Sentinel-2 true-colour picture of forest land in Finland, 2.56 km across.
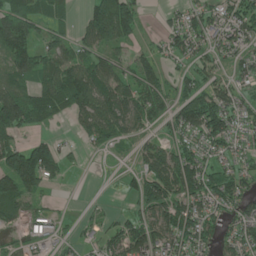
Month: June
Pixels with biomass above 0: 65%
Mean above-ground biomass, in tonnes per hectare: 58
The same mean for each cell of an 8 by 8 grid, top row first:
106 76 25 142 26 26 64 71
88 58 51 53 22 50 46 48
55 73 102 72 76 32 53 38
123 76 67 99 70 58 113 54
56 57 15 37 31 47 56 37
117 80 2 2 65 107 72 51
48 17 3 9 61 86 64 55
13 33 26 45 100 66 59 66
